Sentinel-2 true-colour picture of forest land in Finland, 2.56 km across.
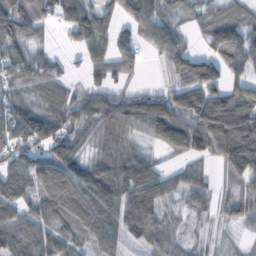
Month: October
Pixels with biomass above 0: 81%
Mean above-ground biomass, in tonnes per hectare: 71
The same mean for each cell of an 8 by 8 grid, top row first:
112 55 91 50 89 38 62 55
67 21 46 66 38 77 43 106
51 61 19 66 8 63 114 58
68 85 79 92 48 95 130 114
73 75 48 53 21 75 106 154
77 110 93 117 104 48 37 101
79 89 110 91 150 34 46 77
86 73 50 68 58 44 25 20
